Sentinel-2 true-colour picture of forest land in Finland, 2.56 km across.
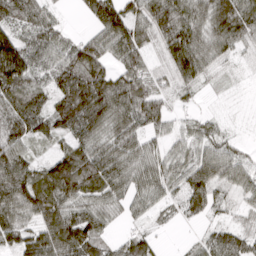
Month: March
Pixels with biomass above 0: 89%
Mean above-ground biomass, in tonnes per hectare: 64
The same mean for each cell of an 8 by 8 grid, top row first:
63 42 13 112 71 113 92 101
105 53 69 65 57 96 73 40
97 42 108 80 63 51 28 7
90 82 123 91 89 25 13 6
77 34 73 76 55 28 46 22
98 98 139 80 60 43 83 41
86 103 69 42 34 24 53 21
74 103 123 36 52 2 39 53
